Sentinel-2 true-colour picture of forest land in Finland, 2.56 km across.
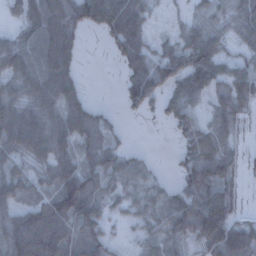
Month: December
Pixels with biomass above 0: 78%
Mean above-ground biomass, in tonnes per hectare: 60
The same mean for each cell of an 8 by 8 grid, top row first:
25 81 82 86 55 11 44 61
60 80 29 35 67 53 86 36
53 57 27 0 106 65 81 69
60 48 48 14 43 59 32 50
60 60 57 44 2 29 73 23
62 48 85 64 44 33 103 33
66 83 131 38 52 93 150 34
120 104 84 34 45 60 101 100
